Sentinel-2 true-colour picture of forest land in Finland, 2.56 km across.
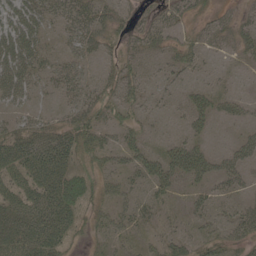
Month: May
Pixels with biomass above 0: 70%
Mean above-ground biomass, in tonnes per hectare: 31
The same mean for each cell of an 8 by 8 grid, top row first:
50 36 44 29 15 25 18 15
63 22 30 21 28 29 17 25
53 23 30 32 23 13 8 4
22 14 38 38 19 11 34 17
47 55 58 24 36 31 17 24
33 56 38 28 37 50 41 28
43 67 37 33 22 12 23 21
51 67 12 24 17 29 29 30
